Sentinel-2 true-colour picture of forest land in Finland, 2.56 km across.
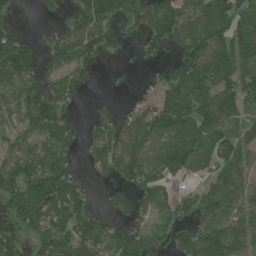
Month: July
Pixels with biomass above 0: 71%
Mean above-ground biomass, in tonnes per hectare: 90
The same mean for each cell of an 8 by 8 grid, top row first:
24 21 81 102 112 114 107 96
131 57 105 24 74 75 112 121
105 86 41 10 26 102 100 126
67 115 11 46 80 139 121 89
67 93 55 136 97 128 98 90
128 166 46 75 121 85 60 71
117 168 100 73 83 78 90 93
70 126 115 121 105 74 143 94
